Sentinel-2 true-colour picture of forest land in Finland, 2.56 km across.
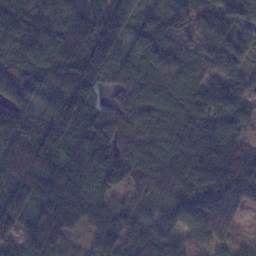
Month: January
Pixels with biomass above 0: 93%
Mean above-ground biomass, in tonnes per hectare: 132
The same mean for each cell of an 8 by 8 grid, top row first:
160 127 125 170 102 153 154 145
102 161 172 134 190 154 129 111
147 145 186 79 147 163 110 98
141 123 169 103 132 130 105 113
152 177 119 162 129 118 153 104
129 154 133 157 120 110 149 236
126 147 155 120 85 105 175 120
101 166 32 122 122 65 70 44
